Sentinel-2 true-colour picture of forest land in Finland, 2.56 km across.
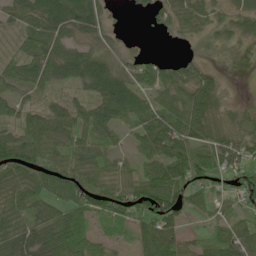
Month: June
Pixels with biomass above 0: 82%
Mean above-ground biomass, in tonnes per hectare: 55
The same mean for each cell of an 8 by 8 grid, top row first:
51 86 89 13 14 51 44 44
32 69 41 27 1 3 10 12
58 55 67 86 66 60 44 3
50 47 55 73 58 72 73 30
76 69 58 35 48 82 71 63
54 56 65 57 53 71 73 49
55 59 76 73 76 66 42 34
84 90 77 31 81 69 55 74
